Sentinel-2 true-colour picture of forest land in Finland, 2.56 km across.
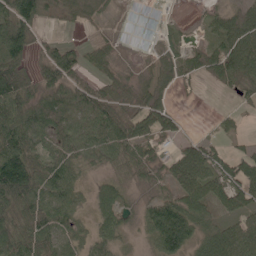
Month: May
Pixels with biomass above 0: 79%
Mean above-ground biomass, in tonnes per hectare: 52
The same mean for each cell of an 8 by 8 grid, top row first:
102 46 39 11 32 2 17 39
96 32 32 33 18 24 34 81
139 65 46 43 24 35 25 56
82 79 60 81 71 23 1 14
90 49 58 82 61 28 32 12
151 72 31 24 28 57 72 75
77 67 30 51 29 74 54 62
79 58 35 44 22 107 62 90
